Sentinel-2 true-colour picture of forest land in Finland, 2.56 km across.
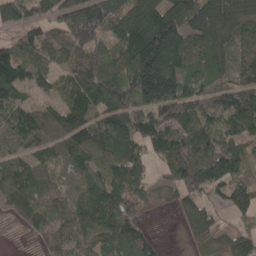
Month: April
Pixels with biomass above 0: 88%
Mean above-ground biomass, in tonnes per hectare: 102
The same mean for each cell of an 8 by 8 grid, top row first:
89 79 142 84 130 121 187 157
94 104 107 67 187 157 131 87
135 72 111 104 183 149 81 81
93 78 139 105 106 109 73 133
63 84 125 121 115 133 132 105
96 77 85 97 80 109 144 97
62 84 101 116 46 50 81 90
3 49 94 109 88 2 89 110
